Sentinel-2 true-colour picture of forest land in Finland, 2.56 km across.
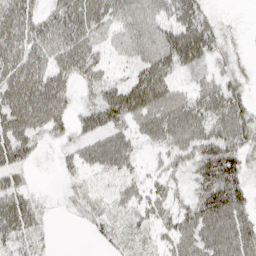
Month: April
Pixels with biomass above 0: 82%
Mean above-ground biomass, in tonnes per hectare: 48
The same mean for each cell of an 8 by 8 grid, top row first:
76 38 70 53 49 50 30 4
59 55 66 32 50 76 55 14
66 62 36 36 75 40 39 27
77 73 27 91 72 69 61 53
70 16 36 60 26 54 74 53
34 2 26 30 31 32 82 64
77 11 23 28 35 40 92 63
47 15 0 29 20 53 74 69
